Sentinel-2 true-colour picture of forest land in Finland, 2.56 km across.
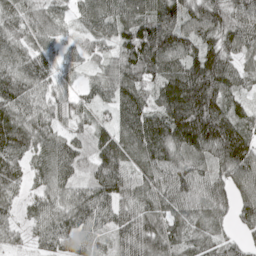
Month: May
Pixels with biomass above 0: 94%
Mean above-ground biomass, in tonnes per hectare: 82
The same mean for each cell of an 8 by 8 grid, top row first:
70 73 52 89 111 106 122 91
75 52 40 55 171 130 96 77
92 63 26 76 80 130 154 63
82 64 47 48 105 166 166 67
98 74 44 86 107 129 132 137
65 63 43 95 61 84 61 101
29 61 79 65 76 71 71 84
26 60 55 42 112 81 71 45
